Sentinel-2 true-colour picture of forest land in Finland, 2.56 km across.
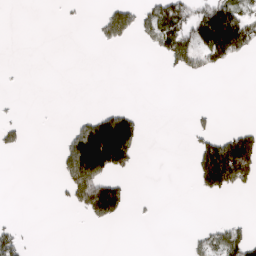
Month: March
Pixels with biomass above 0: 22%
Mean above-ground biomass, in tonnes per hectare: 38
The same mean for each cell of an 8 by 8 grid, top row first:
0 0 3 56 54 100 125 86
0 0 0 9 14 117 140 99
1 0 0 0 0 3 9 0
4 0 6 60 11 0 13 0
22 0 135 247 23 0 73 149
0 0 163 85 0 0 144 130
0 0 61 116 3 0 0 0
53 0 0 0 0 0 48 85
